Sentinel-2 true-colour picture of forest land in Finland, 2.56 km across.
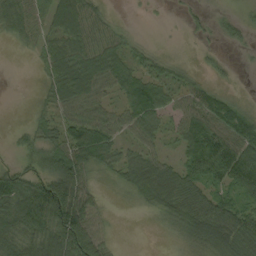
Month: September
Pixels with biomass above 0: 76%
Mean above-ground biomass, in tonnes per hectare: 54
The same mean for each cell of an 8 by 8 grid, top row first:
72 61 91 15 2 3 14 17
12 56 76 59 18 2 8 13
5 40 99 61 58 40 22 3
7 33 61 39 75 38 87 51
27 62 93 51 42 28 102 91
59 90 96 22 84 71 82 103
101 156 132 5 21 73 80 55
63 87 140 19 0 16 77 90
